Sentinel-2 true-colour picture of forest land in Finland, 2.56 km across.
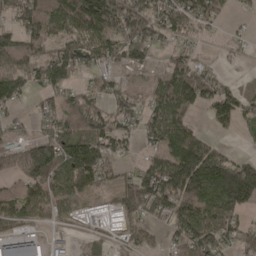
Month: April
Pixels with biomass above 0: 75%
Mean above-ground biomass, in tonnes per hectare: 89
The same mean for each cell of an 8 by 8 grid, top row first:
91 113 188 192 158 133 71 10
98 70 104 88 106 49 7 15
78 117 35 46 26 134 78 29
28 68 132 72 75 110 60 106
68 111 127 90 40 126 73 6
94 149 183 53 107 210 210 208
89 72 23 28 108 123 114 118
132 29 10 17 35 61 113 65
